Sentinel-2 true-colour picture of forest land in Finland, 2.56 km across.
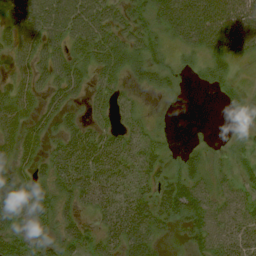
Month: August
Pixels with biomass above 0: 78%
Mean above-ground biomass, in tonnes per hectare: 41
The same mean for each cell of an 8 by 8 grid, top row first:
52 66 65 44 41 72 76 74
44 51 42 63 53 23 53 53
34 38 43 34 32 24 31 15
58 34 18 28 14 4 0 22
48 27 55 42 35 7 13 19
36 31 57 51 36 40 30 24
52 38 32 57 53 65 56 44
51 43 43 43 59 7 53 51
